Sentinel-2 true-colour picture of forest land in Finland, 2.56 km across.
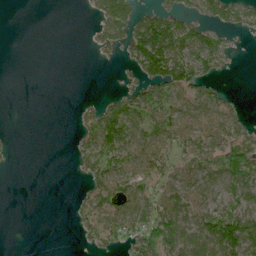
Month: June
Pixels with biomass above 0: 50%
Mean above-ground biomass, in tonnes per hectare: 48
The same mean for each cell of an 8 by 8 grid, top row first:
0 0 2 82 43 46 37 38
0 0 0 33 112 74 75 5
0 0 0 1 61 76 35 0
0 0 20 62 84 75 68 27
4 0 34 106 102 82 106 82
0 0 25 158 79 79 91 88
0 0 23 141 106 92 73 78
0 0 16 54 80 111 109 106
